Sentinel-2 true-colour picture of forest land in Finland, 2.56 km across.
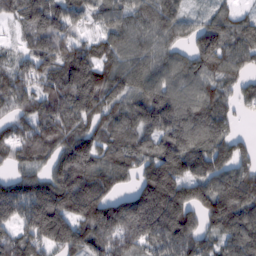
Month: February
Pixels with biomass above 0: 90%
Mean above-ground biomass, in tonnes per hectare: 129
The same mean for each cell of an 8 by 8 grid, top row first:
82 155 74 87 130 103 56 61
50 149 92 100 89 83 139 111
119 107 184 127 119 119 103 80
91 131 148 117 148 151 129 45
121 142 170 109 109 149 133 71
91 122 220 136 133 187 125 142
142 226 196 157 226 221 134 173
132 153 141 157 150 189 78 137
